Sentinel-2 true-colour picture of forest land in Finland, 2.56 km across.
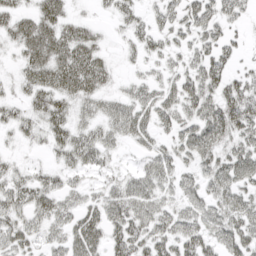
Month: April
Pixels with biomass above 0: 76%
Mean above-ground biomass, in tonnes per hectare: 40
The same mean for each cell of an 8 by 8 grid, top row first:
44 56 15 23 25 39 47 27
34 72 65 11 33 27 46 17
23 55 68 22 24 36 51 34
26 53 30 38 44 44 51 62
13 28 51 28 24 37 58 45
32 28 23 20 44 38 42 53
47 48 43 51 58 38 48 55
46 33 65 40 50 52 43 53
